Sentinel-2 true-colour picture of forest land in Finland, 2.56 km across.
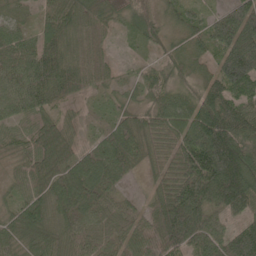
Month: May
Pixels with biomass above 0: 92%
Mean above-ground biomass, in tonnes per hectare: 73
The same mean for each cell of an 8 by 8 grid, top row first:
42 59 76 43 66 44 46 101
90 93 42 14 32 43 58 132
84 116 74 33 44 60 68 138
57 61 17 43 57 82 109 95
52 79 31 91 68 71 150 118
34 78 94 74 28 69 140 137
48 72 95 52 36 114 83 91
59 63 69 65 87 104 88 98
